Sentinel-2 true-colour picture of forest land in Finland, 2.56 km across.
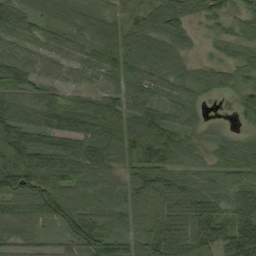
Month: September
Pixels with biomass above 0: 92%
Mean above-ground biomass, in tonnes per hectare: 77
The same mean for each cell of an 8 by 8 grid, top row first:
87 45 43 46 52 74 51 41
55 53 57 103 87 58 12 37
107 69 45 75 85 65 53 58
90 98 109 112 108 74 15 55
159 73 94 104 141 84 33 48
165 118 97 60 107 73 49 64
76 108 87 69 65 107 83 98
60 25 95 86 79 107 89 124
